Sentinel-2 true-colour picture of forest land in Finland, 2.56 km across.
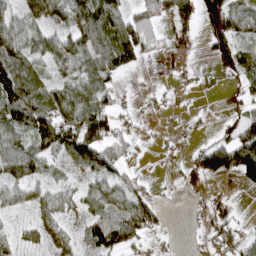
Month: April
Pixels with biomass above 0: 61%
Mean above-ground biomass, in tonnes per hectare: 48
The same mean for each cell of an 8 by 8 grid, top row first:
43 66 77 71 46 88 10 58
66 55 74 99 57 31 17 65
106 39 54 40 3 19 3 41
94 66 85 73 11 8 7 27
75 82 131 64 11 17 39 101
65 33 27 56 13 10 74 79
32 40 32 69 67 1 37 13
28 38 35 94 34 9 35 42
